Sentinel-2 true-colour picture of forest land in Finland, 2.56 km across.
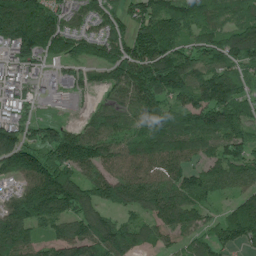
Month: June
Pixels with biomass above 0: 89%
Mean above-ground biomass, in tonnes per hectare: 110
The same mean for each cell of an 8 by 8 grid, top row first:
200 135 79 83 128 152 98 97
137 140 97 135 137 143 123 137
61 26 58 102 154 173 122 100
53 9 20 95 127 94 139 101
148 137 157 92 126 127 93 108
97 173 94 90 102 101 100 95
137 171 127 78 99 138 57 99
161 66 137 156 87 55 81 84
